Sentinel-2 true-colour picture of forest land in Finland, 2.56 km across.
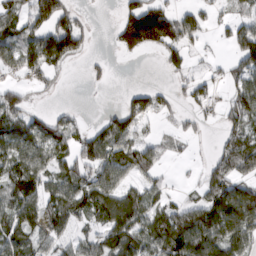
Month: March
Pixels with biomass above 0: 61%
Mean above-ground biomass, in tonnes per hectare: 56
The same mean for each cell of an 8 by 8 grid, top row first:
56 104 25 8 173 69 27 35
68 117 58 19 86 69 6 82
24 26 3 17 0 18 26 49
72 24 8 30 53 26 26 70
91 79 56 88 37 10 6 72
102 62 76 84 40 4 40 62
98 74 66 75 60 48 81 118
87 54 31 73 77 106 89 70
